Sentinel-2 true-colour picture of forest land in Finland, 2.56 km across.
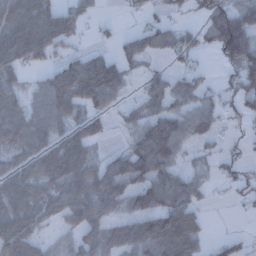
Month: December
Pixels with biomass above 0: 67%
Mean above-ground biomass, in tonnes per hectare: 69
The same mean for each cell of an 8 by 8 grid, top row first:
108 101 52 5 28 26 78 79
131 109 24 26 59 66 49 179
45 54 140 120 34 47 24 78
68 80 55 43 59 69 59 38
73 76 95 10 109 87 34 16
83 90 98 91 107 74 26 40
97 76 101 75 96 119 18 10
103 29 69 68 108 132 28 40
